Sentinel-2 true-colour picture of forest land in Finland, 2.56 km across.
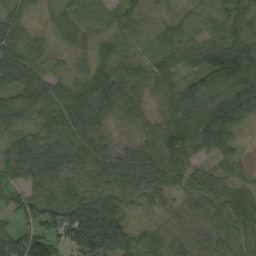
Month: September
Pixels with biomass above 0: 93%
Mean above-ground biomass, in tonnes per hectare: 63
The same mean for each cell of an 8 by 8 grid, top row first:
46 19 76 54 30 21 19 49
76 29 30 33 18 49 56 60
85 55 44 79 54 51 77 100
62 68 101 54 33 68 114 105
68 73 74 30 47 96 89 33
60 77 63 81 84 68 52 39
49 71 119 97 37 19 53 93
101 61 134 132 58 31 42 69
